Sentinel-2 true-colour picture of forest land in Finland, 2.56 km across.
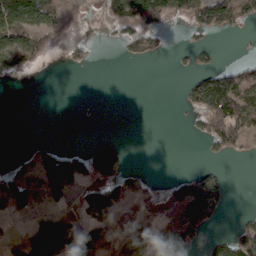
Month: March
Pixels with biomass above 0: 37%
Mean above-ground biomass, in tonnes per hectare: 51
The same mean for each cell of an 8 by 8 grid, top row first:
152 74 20 52 115 64 117 77
97 43 22 6 47 7 28 1
21 0 0 0 0 1 102 83
0 0 2 0 0 2 139 147
0 25 7 42 0 0 38 72
63 131 97 99 23 22 42 0
69 51 51 107 17 67 94 3
34 179 82 69 97 140 29 84
